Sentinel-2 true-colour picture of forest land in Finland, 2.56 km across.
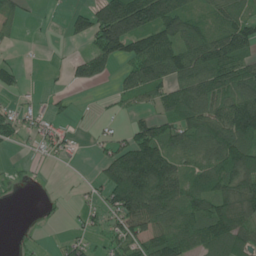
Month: June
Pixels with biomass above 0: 62%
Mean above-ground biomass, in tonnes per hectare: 61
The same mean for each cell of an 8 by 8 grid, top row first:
36 3 38 129 138 110 40 56
11 1 9 127 109 99 108 96
32 3 43 24 102 81 97 81
40 29 4 11 34 79 89 130
12 44 9 39 130 69 88 111
7 3 2 97 152 107 75 114
1 6 18 61 124 84 83 106
5 3 38 46 82 86 70 70
